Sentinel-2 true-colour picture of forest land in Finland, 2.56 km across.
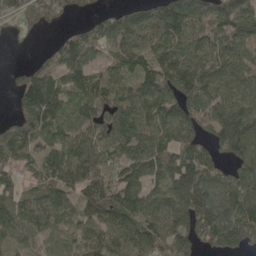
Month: May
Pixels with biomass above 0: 85%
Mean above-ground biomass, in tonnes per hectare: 104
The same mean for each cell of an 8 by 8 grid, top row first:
70 96 27 58 77 179 142 181
6 33 122 83 100 89 134 124
48 108 99 70 99 132 141 144
60 136 72 89 108 100 128 148
131 79 104 100 131 97 86 143
39 89 106 82 113 149 82 104
123 112 72 140 137 166 161 135
103 59 80 83 103 173 86 82
